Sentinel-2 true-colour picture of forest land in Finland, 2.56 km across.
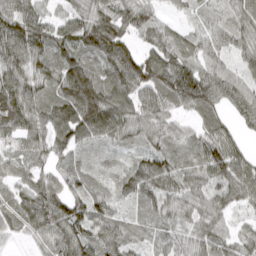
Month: April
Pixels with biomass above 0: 91%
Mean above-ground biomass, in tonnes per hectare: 70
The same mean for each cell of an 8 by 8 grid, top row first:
93 55 63 85 61 19 36 68
114 86 94 114 49 69 59 49
94 73 123 81 99 115 91 58
132 81 132 121 81 46 53 64
55 69 69 51 48 44 69 39
42 48 52 39 94 70 63 74
59 102 82 59 40 60 66 43
20 59 96 83 39 49 74 51
